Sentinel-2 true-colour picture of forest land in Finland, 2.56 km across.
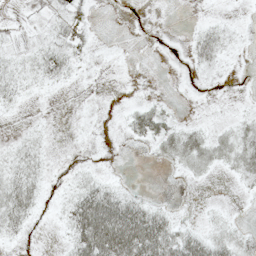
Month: May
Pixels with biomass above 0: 41%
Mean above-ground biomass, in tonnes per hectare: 11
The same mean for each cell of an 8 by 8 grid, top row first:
3 7 10 0 0 0 1 2
4 12 10 1 0 1 20 4
12 10 2 0 0 0 3 0
3 0 1 0 18 5 0 3
7 4 1 1 7 24 20 20
20 7 8 4 0 2 4 12
34 2 44 57 28 3 2 1
6 0 45 77 69 37 26 15
